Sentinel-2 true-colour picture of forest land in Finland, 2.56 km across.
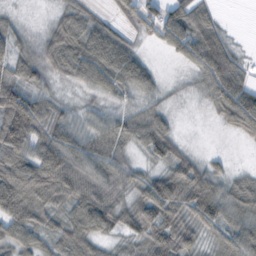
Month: October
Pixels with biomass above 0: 81%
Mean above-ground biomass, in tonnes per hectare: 63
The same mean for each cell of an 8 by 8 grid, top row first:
11 14 57 28 67 83 57 0
38 65 93 103 18 60 127 15
73 39 68 89 65 4 75 68
132 67 31 40 44 10 18 130
116 85 67 66 65 45 0 9
129 110 80 68 44 85 68 24
104 70 75 75 83 93 102 69
79 54 74 30 68 97 25 75
